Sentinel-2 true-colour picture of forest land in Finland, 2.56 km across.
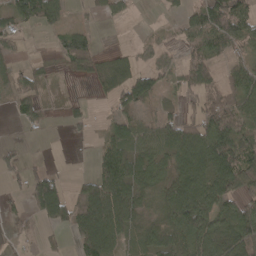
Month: April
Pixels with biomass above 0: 64%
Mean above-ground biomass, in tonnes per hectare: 50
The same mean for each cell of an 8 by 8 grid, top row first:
61 67 10 29 0 20 103 82
21 7 88 11 22 25 76 41
27 22 25 62 60 33 59 58
28 12 18 29 37 29 72 61
10 1 4 60 57 79 100 74
19 56 16 89 64 75 78 100
17 98 74 106 33 81 78 71
16 13 69 66 46 59 91 85
